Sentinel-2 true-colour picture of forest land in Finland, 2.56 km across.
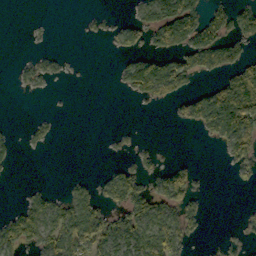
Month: October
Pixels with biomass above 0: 36%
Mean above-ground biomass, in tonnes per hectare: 37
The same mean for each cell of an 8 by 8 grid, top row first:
0 0 7 9 44 118 63 73
0 7 0 12 45 63 94 45
13 22 2 7 121 88 20 95
0 4 0 0 2 23 108 149
15 17 0 8 7 1 12 106
2 0 9 32 37 68 3 16
19 63 68 45 75 68 12 4
58 50 80 68 76 66 7 18
